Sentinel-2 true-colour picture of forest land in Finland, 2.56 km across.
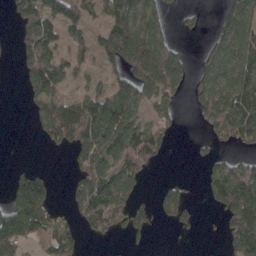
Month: April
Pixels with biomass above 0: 54%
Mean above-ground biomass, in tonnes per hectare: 74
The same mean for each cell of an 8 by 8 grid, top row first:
79 111 82 107 114 17 6 96
47 107 42 145 158 74 47 123
14 148 25 51 161 104 81 98
0 73 101 116 59 35 103 102
0 44 108 105 144 10 14 46
46 43 98 106 64 9 53 121
126 90 91 141 40 90 21 121
132 58 37 28 16 3 1 100
